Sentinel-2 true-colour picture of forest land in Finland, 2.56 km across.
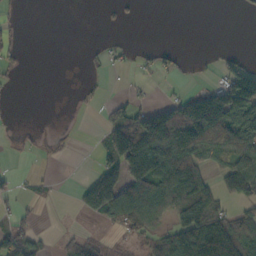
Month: October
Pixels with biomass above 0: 39%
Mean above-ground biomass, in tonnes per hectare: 52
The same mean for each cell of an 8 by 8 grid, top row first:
5 0 0 7 2 0 0 4
17 0 1 16 8 10 1 5
10 0 4 2 10 10 10 145
1 0 5 34 49 85 237 149
5 9 2 109 147 157 121 113
13 7 6 126 149 153 51 137
19 2 40 129 124 102 123 34
70 8 34 10 48 138 208 139
